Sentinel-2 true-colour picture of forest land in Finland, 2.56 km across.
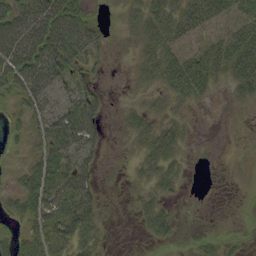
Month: September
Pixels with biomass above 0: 67%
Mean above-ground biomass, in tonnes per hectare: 36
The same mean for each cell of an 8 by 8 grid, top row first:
65 84 53 7 47 56 61 55
83 84 71 10 43 48 44 75
62 70 35 0 26 74 48 52
23 43 74 5 31 22 2 7
12 57 66 3 33 36 0 2
17 79 51 4 24 29 0 3
27 66 78 4 25 9 0 2
33 66 50 4 9 15 18 12
